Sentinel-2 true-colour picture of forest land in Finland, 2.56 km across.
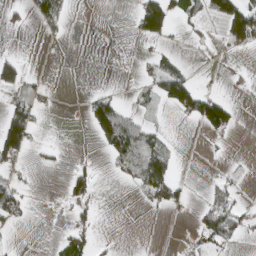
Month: March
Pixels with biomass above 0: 25%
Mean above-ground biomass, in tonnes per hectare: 26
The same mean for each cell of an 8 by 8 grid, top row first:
12 50 0 0 78 43 57 116
3 1 0 0 3 8 8 39
69 5 0 0 16 80 2 7
59 9 4 100 17 34 92 10
76 9 0 81 71 7 4 0
20 1 33 7 64 28 3 7
43 1 22 0 11 30 50 31
1 3 52 5 0 1 42 20
